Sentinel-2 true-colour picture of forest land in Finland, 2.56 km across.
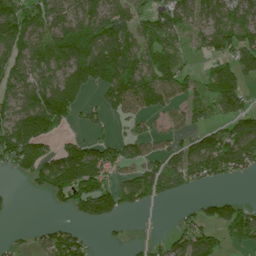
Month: July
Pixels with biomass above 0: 65%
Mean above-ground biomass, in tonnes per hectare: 80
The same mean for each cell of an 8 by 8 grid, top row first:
124 101 94 104 63 107 83 94
115 93 105 130 88 70 70 124
100 84 118 122 106 98 61 94
111 209 41 53 71 43 62 107
195 76 81 74 59 46 76 104
34 121 222 86 79 73 59 32
6 14 91 121 38 7 24 36
14 76 60 7 14 47 50 40
